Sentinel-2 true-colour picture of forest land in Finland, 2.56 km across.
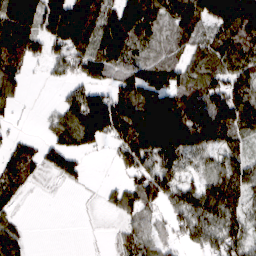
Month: March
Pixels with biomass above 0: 75%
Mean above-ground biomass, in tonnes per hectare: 88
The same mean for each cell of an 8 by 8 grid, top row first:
172 146 185 111 162 106 111 154
144 81 128 143 71 54 81 115
90 18 72 81 120 80 69 94
30 19 162 197 152 143 137 133
48 60 99 62 125 129 89 65
91 33 51 9 106 73 64 106
46 0 2 45 90 84 134 93
81 0 1 16 63 38 82 79
